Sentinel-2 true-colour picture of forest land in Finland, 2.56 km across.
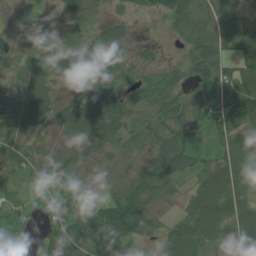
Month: July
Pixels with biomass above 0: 79%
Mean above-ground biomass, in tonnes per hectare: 43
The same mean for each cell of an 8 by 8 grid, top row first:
25 15 47 20 14 60 40 26
27 45 38 47 14 12 72 43
27 58 44 40 21 25 64 85
49 53 55 61 39 43 47 82
44 24 35 40 39 78 19 46
34 53 27 13 57 49 62 49
29 28 52 69 47 11 97 58
11 41 54 73 18 59 48 66
